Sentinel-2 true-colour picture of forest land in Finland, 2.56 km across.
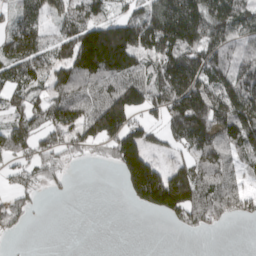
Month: March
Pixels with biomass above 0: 68%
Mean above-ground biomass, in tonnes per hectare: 95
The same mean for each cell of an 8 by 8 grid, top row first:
58 62 91 67 96 184 150 114
111 73 187 264 122 150 133 80
92 95 151 118 110 189 137 129
79 113 120 222 99 172 197 179
114 80 82 117 108 65 127 125
47 53 1 8 211 129 108 61
70 3 0 0 74 156 120 77
11 0 0 0 0 1 4 0
